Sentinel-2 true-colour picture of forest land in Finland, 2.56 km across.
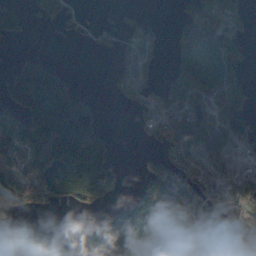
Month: October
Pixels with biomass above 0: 58%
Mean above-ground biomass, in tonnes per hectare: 84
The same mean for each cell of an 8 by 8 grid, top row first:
97 66 17 5 18 32 62 38
8 4 2 20 52 34 100 40
180 257 16 25 50 52 88 44
93 295 194 1 48 80 52 72
113 199 305 57 13 92 90 64
109 138 309 107 58 74 51 74
50 21 31 68 134 73 59 45
152 125 148 133 152 88 54 26
